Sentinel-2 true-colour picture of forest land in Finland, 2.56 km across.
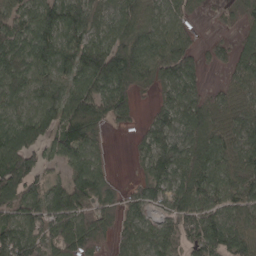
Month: April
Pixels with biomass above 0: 85%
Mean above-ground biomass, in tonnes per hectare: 86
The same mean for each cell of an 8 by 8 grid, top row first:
78 105 102 79 70 64 11 47
111 125 118 103 102 90 24 80
109 67 92 133 63 101 20 64
75 101 128 84 13 101 104 75
140 91 112 9 53 95 122 89
132 51 95 21 51 111 111 94
114 115 105 57 73 87 91 83
126 85 116 45 87 64 110 102
